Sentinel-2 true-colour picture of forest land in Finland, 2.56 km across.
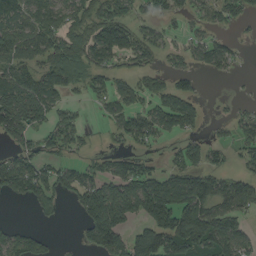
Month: August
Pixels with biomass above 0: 60%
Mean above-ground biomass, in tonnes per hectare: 78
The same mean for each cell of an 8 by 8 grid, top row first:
97 94 86 85 35 50 54 64
105 115 125 134 76 33 78 18
89 90 85 69 50 50 9 6
139 72 29 51 70 127 18 31
62 59 43 22 43 31 52 57
134 81 75 93 105 103 96 53
6 41 79 190 131 178 131 86
74 26 41 145 126 153 162 89
